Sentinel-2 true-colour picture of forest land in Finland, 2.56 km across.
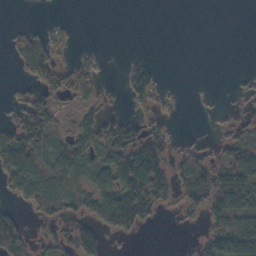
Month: October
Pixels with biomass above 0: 47%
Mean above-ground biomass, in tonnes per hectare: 45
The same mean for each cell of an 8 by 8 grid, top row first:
0 1 0 0 0 0 0 0
39 59 9 0 0 0 0 0
14 68 71 2 75 2 1 4
32 72 35 8 28 8 5 13
118 71 62 87 104 24 22 85
86 96 50 88 159 67 95 104
28 50 47 126 109 29 90 110
93 35 81 15 4 1 67 155
